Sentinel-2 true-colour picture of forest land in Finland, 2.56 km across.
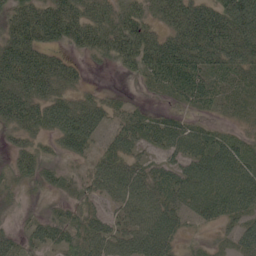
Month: June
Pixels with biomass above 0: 86%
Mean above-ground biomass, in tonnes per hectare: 67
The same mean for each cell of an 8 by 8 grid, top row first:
77 106 98 83 74 93 95 157
106 65 54 83 103 97 103 116
102 94 34 1 37 90 69 47
95 92 92 42 29 30 29 23
42 33 75 55 49 73 68 50
46 46 31 96 64 74 95 86
17 18 47 49 82 71 83 72
43 55 74 75 85 43 15 55
